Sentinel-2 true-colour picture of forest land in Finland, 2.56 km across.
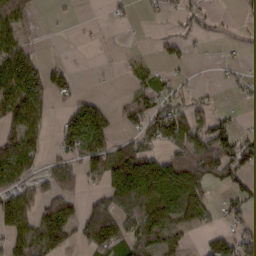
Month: February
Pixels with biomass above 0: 52%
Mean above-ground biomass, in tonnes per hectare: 56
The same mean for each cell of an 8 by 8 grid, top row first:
67 3 3 9 9 18 10 7
79 1 3 2 2 25 4 6
113 64 10 0 22 17 1 13
78 33 84 42 75 63 37 6
95 26 101 67 65 80 91 72
77 54 56 134 225 138 89 54
107 83 53 114 153 117 55 37
69 131 40 48 88 53 41 65
